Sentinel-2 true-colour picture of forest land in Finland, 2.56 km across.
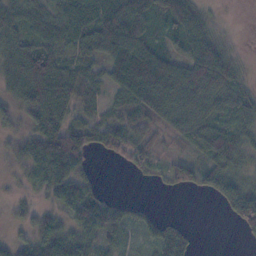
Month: November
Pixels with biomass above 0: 79%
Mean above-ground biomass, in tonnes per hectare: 56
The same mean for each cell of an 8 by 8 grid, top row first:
61 57 83 115 88 100 31 1
75 70 63 93 94 41 89 9
67 106 68 55 127 92 98 36
44 108 38 30 58 62 57 62
36 113 76 57 51 19 72 57
19 83 67 0 14 44 61 46
20 34 84 62 33 0 1 81
26 68 65 42 32 60 0 7
